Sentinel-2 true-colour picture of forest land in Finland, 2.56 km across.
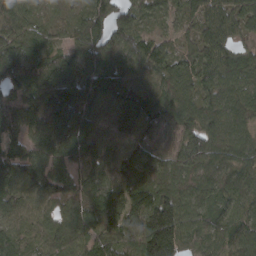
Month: March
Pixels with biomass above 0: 96%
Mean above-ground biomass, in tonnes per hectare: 94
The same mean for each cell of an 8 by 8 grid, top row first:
86 27 49 108 55 44 93 99
118 53 86 97 91 47 93 66
91 127 108 116 86 106 83 104
92 140 132 81 112 103 84 92
74 121 137 89 86 79 118 99
115 120 97 102 109 103 87 96
79 69 92 111 150 119 82 72
59 62 91 95 151 148 74 89
